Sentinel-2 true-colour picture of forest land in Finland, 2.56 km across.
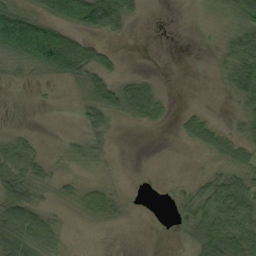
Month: September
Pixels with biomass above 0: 54%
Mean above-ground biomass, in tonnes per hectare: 35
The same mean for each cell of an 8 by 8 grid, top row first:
105 63 108 105 10 0 7 54
121 177 78 13 0 0 3 65
8 14 43 43 28 0 1 74
0 1 19 47 59 10 12 25
42 4 27 7 0 4 44 48
64 23 10 3 0 2 24 39
71 18 21 34 0 19 60 77
84 45 0 0 0 3 83 72
